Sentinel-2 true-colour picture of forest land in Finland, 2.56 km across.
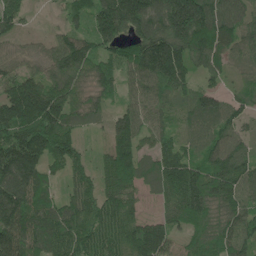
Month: May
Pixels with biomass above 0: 92%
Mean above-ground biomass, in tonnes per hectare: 115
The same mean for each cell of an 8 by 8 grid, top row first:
90 9 67 195 167 223 189 112
51 66 125 103 159 159 146 100
116 114 98 93 105 121 54 47
177 188 100 72 95 64 109 78
193 168 68 107 80 81 80 88
156 79 79 133 109 139 128 126
151 110 118 131 46 117 132 121
160 129 138 143 158 68 121 119
